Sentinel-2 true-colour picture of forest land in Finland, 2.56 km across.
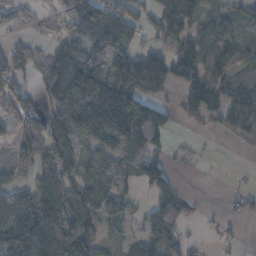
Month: November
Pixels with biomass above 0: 69%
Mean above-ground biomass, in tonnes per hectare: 87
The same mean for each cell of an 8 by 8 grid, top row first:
73 35 122 120 39 124 41 43
52 43 89 112 62 89 68 63
80 63 175 183 258 108 84 68
73 69 184 252 170 33 62 209
47 85 81 155 156 8 2 16
42 85 93 123 110 26 1 4
118 135 122 76 25 72 8 17
157 139 251 39 59 69 9 12
